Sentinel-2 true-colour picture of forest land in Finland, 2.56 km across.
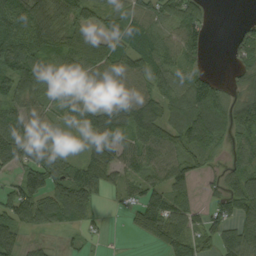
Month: September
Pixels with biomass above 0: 79%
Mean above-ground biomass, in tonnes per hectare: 72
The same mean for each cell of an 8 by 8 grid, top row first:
106 120 84 64 66 67 20 5
111 109 171 108 80 69 30 64
110 115 88 64 83 66 65 37
71 46 37 79 116 76 80 52
110 58 29 65 70 81 79 49
58 134 99 35 58 71 29 64
121 107 83 12 108 106 54 99
62 11 20 3 28 111 55 109
